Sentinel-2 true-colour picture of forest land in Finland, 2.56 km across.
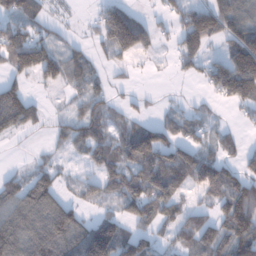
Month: January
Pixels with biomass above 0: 69%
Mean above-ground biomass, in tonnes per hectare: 77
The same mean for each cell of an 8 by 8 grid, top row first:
85 36 4 126 21 53 126 88
147 90 33 86 67 53 55 124
61 56 57 34 5 11 62 185
139 25 53 52 21 26 27 29
10 22 68 74 161 101 56 43
45 72 36 85 105 109 134 76
111 132 61 46 114 73 52 154
125 146 150 176 81 65 98 122
